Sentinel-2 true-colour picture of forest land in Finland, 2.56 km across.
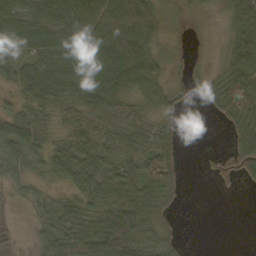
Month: October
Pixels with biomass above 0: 74%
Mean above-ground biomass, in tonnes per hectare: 47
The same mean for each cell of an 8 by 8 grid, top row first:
64 74 99 81 66 5 8 64
52 68 79 91 74 8 4 57
46 86 90 106 83 13 29 72
34 43 50 65 42 22 13 61
65 33 49 52 56 29 0 50
28 29 58 62 68 42 3 32
3 30 50 78 67 14 0 0
0 53 80 131 58 19 0 0
